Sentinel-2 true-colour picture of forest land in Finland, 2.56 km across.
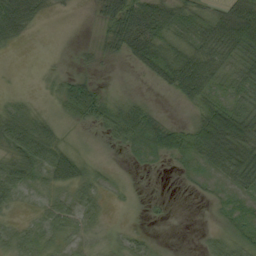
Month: September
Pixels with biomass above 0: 67%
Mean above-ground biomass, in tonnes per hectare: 27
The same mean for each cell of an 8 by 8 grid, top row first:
73 10 1 39 68 43 31 77
10 0 5 22 63 39 51 76
0 4 18 0 10 68 58 39
15 8 33 30 39 1 60 58
39 39 9 19 26 32 88 84
23 24 28 7 1 3 12 64
8 17 25 2 4 1 2 10
24 13 9 7 8 0 12 18
